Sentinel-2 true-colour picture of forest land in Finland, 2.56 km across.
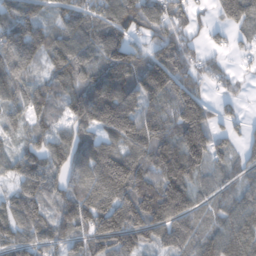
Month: February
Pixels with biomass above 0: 88%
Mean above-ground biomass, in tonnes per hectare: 124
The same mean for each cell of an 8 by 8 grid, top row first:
153 81 137 141 192 136 43 157
181 124 124 153 76 147 54 34
129 84 120 162 143 148 71 38
70 109 149 221 136 158 124 42
57 112 124 127 171 165 177 51
97 134 119 253 169 122 67 58
115 91 157 219 216 139 67 102
110 99 92 209 126 120 104 110
